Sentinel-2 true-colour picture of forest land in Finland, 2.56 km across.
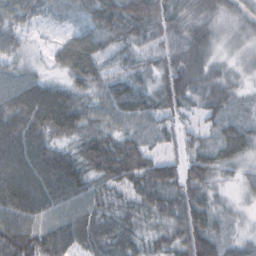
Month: October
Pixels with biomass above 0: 93%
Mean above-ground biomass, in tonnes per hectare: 49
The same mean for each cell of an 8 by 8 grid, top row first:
46 22 33 69 67 38 24 22
30 15 61 39 34 52 34 15
44 23 33 38 32 71 47 15
54 54 48 59 54 40 35 15
79 53 55 70 50 28 34 50
90 94 79 73 75 64 50 18
90 65 56 45 46 70 44 11
100 87 62 65 36 52 75 26
